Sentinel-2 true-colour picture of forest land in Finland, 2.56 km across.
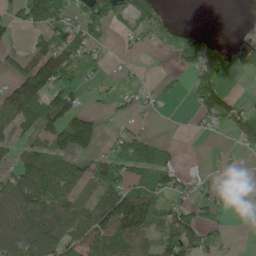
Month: May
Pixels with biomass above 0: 56%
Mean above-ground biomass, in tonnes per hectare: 65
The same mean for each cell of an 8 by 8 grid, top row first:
52 152 54 79 72 8 0 1
32 88 91 15 22 57 50 28
105 134 42 14 10 15 93 10
147 125 65 15 17 0 90 60
50 78 97 38 62 11 2 50
88 117 69 99 66 51 17 8
118 112 67 195 157 72 49 0
111 120 104 132 81 127 57 3
